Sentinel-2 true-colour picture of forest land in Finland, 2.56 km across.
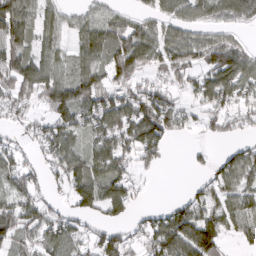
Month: March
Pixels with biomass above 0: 73%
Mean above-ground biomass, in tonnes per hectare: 70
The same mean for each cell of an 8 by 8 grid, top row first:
96 57 41 55 48 69 63 69
106 69 59 100 106 98 98 58
111 107 85 78 53 55 86 102
47 65 88 114 129 74 53 52
31 79 59 98 113 12 23 28
75 43 89 89 21 0 45 92
74 49 54 67 20 47 86 72
65 66 58 76 56 120 121 36
